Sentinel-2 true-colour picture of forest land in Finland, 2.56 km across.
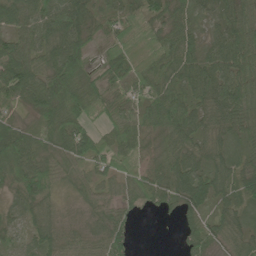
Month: June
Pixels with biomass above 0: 93%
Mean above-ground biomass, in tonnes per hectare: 67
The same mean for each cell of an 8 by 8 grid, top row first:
85 71 75 37 72 64 35 88
92 77 71 48 85 85 52 101
127 86 87 45 85 73 95 98
25 86 86 53 71 107 67 98
99 69 101 57 47 82 60 66
91 79 45 60 59 91 71 62
36 50 30 48 34 45 48 57
28 64 46 68 0 14 69 59
